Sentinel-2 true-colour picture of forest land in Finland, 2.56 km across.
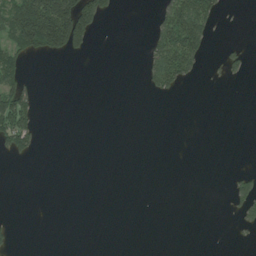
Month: July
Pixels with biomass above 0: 16%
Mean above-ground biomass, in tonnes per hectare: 24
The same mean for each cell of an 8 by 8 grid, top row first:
128 207 178 20 0 102 77 1
78 99 44 0 17 118 29 12
59 0 0 0 21 67 5 11
116 0 0 0 0 0 0 0
67 0 0 0 0 0 0 0
0 0 0 0 0 0 0 18
0 0 0 0 0 0 0 28
9 0 0 0 0 0 0 4
